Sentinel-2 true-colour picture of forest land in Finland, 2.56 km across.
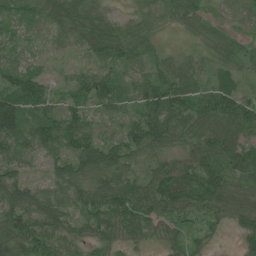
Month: July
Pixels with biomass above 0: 92%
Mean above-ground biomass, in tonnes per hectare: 49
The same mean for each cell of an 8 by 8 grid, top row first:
30 60 66 34 20 41 35 20
36 11 28 78 34 9 28 34
49 30 42 45 35 61 28 20
98 45 37 34 47 63 58 77
68 55 65 69 57 36 65 59
71 43 63 79 43 68 70 57
77 68 47 81 60 60 52 53
84 64 37 37 32 30 19 24
